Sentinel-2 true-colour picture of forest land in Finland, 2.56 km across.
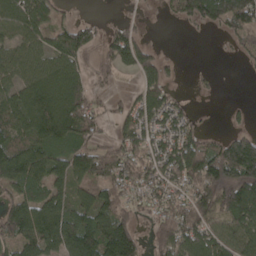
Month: April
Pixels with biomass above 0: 68%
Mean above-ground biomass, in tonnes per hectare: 71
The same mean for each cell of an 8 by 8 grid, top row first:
88 75 9 3 7 43 103 115
59 58 88 89 63 1 0 24
60 91 57 23 66 13 9 1
92 125 123 31 62 51 3 9
99 94 82 55 60 82 62 116
111 99 76 83 70 81 145 137
87 108 71 91 34 81 95 124
78 93 130 137 34 135 78 82
